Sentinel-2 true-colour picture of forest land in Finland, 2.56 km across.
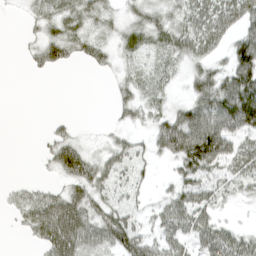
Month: April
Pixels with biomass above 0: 67%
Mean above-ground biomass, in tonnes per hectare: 42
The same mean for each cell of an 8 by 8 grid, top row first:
2 40 43 21 39 39 67 82
2 50 36 27 37 52 52 84
0 3 0 13 35 19 68 112
0 1 0 11 34 47 97 155
0 30 38 25 20 94 132 52
1 12 82 42 16 37 44 45
28 70 70 41 16 67 51 8
2 62 80 73 46 53 53 44
